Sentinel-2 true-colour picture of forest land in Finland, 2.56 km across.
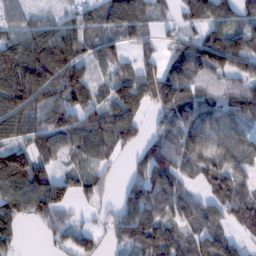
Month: February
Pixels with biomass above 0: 82%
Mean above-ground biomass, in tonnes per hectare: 91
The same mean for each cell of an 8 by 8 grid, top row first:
53 31 69 114 85 37 127 78
109 137 91 70 52 71 166 121
180 153 106 92 133 170 96 95
131 102 94 115 72 146 106 93
82 104 96 96 60 99 105 76
142 76 55 25 74 108 87 78
92 116 23 42 123 104 72 93
38 27 64 51 116 89 81 42
